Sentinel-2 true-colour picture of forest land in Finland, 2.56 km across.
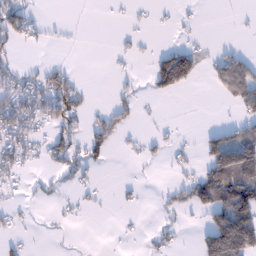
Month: January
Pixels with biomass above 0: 32%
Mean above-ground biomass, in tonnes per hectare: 33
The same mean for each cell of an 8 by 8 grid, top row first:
62 3 0 2 3 8 1 4
23 11 1 4 5 39 7 12
49 50 15 5 8 132 15 105
76 67 36 37 5 0 0 31
70 45 38 37 18 12 57 119
29 15 28 0 2 9 98 150
21 3 12 3 5 28 85 135
15 2 1 0 9 15 86 167
